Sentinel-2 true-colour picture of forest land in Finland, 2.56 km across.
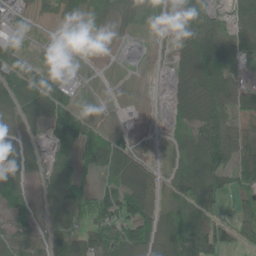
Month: May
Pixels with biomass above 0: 71%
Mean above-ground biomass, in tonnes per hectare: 49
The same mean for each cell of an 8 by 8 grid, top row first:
26 10 32 34 31 40 61 51
35 6 5 3 51 26 107 59
84 66 24 1 1 29 100 36
66 81 31 0 1 30 79 48
66 50 91 61 4 20 97 61
46 40 62 56 68 50 83 57
56 20 54 84 89 53 42 35
61 45 63 83 94 81 64 30
